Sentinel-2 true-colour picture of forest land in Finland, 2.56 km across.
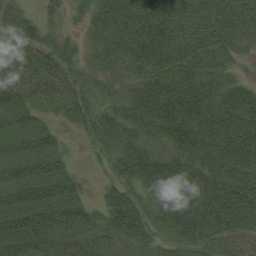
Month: August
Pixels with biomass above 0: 90%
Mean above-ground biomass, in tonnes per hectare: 50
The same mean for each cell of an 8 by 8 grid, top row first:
45 17 17 55 58 49 54 50
43 39 24 44 58 58 51 27
49 53 35 26 49 57 50 21
53 29 49 37 69 82 68 68
48 43 7 44 46 60 68 75
53 60 17 28 62 72 66 72
68 65 53 51 49 76 83 80
64 50 47 36 36 61 57 39
